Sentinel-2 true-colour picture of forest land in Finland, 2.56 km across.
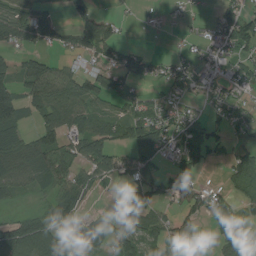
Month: August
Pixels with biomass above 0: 63%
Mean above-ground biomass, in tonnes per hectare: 53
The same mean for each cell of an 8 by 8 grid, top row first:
64 27 36 26 4 8 12 63
45 31 62 62 12 5 29 56
57 102 64 72 45 51 33 50
71 91 78 43 62 32 22 34
72 76 67 56 107 43 62 25
75 70 50 49 93 72 9 66
19 45 41 29 68 32 73 37
137 112 47 66 83 72 9 75
